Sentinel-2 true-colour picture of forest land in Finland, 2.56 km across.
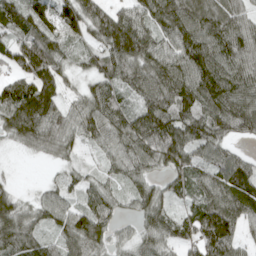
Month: April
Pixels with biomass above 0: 91%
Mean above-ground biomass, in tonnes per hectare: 86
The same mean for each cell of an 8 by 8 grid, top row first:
79 78 121 96 78 120 112 89
82 118 39 133 110 94 121 112
74 100 39 88 110 130 135 115
136 100 74 112 104 122 116 129
43 74 47 71 113 134 97 34
9 8 41 42 62 69 69 100
84 69 60 62 74 42 104 101
103 46 118 55 61 71 132 64
